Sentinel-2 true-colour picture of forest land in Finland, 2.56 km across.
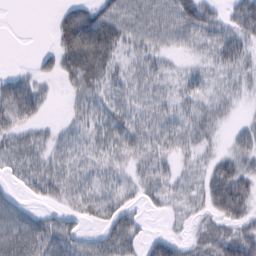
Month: February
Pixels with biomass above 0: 76%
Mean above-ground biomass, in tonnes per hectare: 32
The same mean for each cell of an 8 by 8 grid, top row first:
0 2 37 46 46 50 40 50
0 9 60 44 37 22 29 41
33 16 45 31 37 20 20 23
58 13 25 36 35 33 31 8
35 27 24 41 36 30 19 29
25 46 28 27 33 23 31 52
31 20 28 37 19 12 31 46
56 53 34 51 28 26 50 63
